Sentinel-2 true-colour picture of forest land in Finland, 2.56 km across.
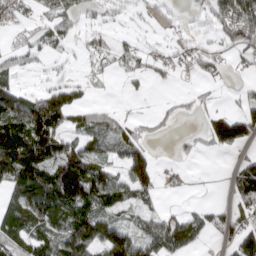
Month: March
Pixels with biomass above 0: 60%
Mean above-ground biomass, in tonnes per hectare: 55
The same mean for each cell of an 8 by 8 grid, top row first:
42 34 42 17 13 10 41 117
30 39 13 36 20 23 26 52
30 12 17 10 24 15 21 12
75 125 54 28 4 17 25 49
137 122 69 71 43 9 39 68
138 120 156 60 80 12 1 57
92 140 141 74 41 10 26 46
76 79 129 124 86 92 21 68
